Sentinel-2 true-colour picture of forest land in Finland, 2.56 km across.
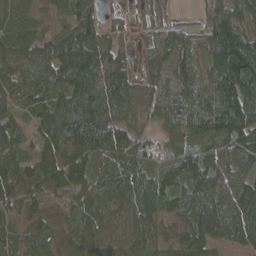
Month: April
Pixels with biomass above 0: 92%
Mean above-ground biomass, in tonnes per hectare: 85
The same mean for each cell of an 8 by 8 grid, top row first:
27 22 88 34 20 16 65 107
86 78 144 92 28 88 100 163
89 106 150 136 57 87 87 172
42 99 163 120 56 107 124 137
76 87 121 105 79 82 82 135
103 84 80 78 75 72 111 103
76 51 64 62 68 51 136 138
46 44 50 40 52 43 77 88
